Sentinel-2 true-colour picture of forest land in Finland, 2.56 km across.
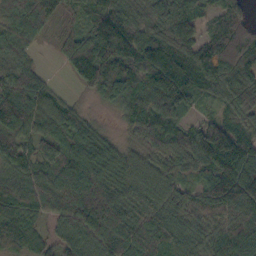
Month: October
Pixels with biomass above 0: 93%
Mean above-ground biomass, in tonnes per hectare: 83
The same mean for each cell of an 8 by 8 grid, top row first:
72 65 31 106 81 110 43 74
63 6 85 114 114 132 124 159
74 26 51 90 93 155 113 113
113 66 34 20 90 88 24 79
75 57 86 46 49 99 146 92
65 68 98 79 77 65 75 123
87 61 109 105 84 93 81 113
106 49 69 100 98 84 82 107
